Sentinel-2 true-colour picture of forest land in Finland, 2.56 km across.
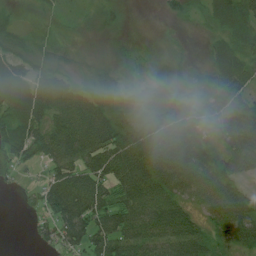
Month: July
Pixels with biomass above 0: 85%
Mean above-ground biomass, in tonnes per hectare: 52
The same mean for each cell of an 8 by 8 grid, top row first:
21 17 12 21 1 18 32 71
37 24 10 7 10 9 21 49
71 55 24 41 35 36 47 61
70 63 75 71 74 78 86 76
64 66 82 90 92 93 72 77
22 41 71 74 91 89 66 49
3 52 78 76 74 62 54 68
0 33 53 79 68 82 53 53
